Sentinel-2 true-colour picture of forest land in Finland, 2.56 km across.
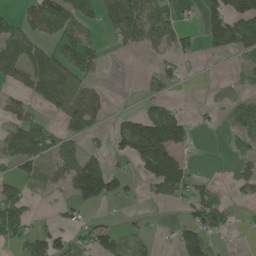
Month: May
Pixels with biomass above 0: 50%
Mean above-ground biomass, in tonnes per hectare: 56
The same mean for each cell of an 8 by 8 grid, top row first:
33 113 78 97 85 39 64 129
87 70 164 25 36 57 35 83
55 73 53 1 14 33 1 17
46 23 82 16 55 66 18 51
73 74 38 42 205 143 3 33
39 29 123 81 58 131 10 48
60 6 44 9 5 12 108 12
55 81 53 63 33 42 58 3
